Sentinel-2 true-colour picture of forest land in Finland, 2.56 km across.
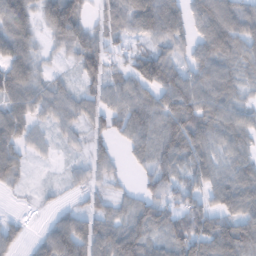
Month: January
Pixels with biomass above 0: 85%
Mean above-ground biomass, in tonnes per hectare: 58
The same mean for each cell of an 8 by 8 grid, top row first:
80 76 67 59 88 69 91 90
86 21 75 44 39 46 76 70
79 32 36 45 78 83 66 43
61 46 48 54 76 102 72 54
56 21 22 36 58 90 61 50
38 4 25 34 39 58 56 67
3 11 27 39 67 47 55 69
34 59 101 92 87 80 91 92
